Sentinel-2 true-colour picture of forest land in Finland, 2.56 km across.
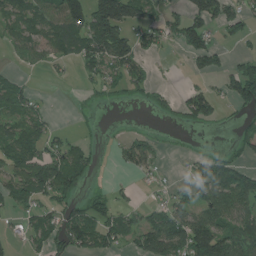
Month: July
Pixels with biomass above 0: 51%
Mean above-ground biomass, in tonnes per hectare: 59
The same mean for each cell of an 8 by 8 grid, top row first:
63 72 100 202 78 32 100 56
28 62 84 169 49 19 92 11
34 7 22 45 51 3 29 126
72 23 9 1 6 39 78 44
91 54 30 10 55 2 2 44
87 138 82 2 20 4 81 88
38 44 62 48 34 69 98 91
17 57 105 62 82 126 176 91
